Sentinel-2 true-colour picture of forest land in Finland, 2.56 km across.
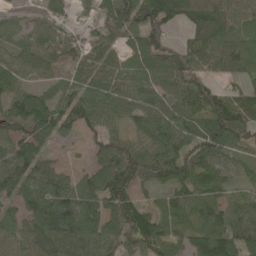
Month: May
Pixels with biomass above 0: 86%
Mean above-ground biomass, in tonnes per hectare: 80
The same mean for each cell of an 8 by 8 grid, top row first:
28 50 17 78 99 83 89 79
66 73 37 44 94 60 98 94
85 53 55 66 65 105 59 41
98 106 99 94 100 89 110 98
92 51 23 88 76 110 127 77
116 80 42 120 96 108 86 39
56 85 84 85 56 75 83 72
85 97 106 92 107 65 117 97
